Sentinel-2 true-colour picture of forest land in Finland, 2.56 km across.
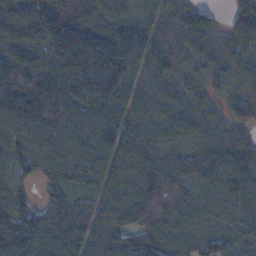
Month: November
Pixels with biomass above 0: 96%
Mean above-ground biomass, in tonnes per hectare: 125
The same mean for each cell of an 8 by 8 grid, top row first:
220 202 156 101 64 113 60 104
134 144 239 186 116 137 107 90
172 161 170 172 104 88 71 74
159 168 120 121 118 113 74 86
110 130 119 114 139 87 126 142
60 86 118 115 164 117 131 160
104 104 91 145 162 133 99 126
159 151 119 133 104 92 110 96
